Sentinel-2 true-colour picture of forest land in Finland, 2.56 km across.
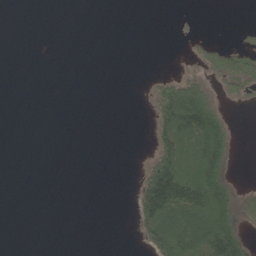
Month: June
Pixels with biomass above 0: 23%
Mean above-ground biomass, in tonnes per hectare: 31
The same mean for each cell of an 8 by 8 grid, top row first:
0 0 0 0 0 2 0 0
0 0 0 0 0 0 28 34
0 0 0 0 2 62 38 63
0 0 0 0 2 178 127 0
0 0 0 0 1 127 146 5
0 0 0 0 59 144 140 4
0 0 0 0 95 113 145 60
0 0 0 0 42 132 108 109
